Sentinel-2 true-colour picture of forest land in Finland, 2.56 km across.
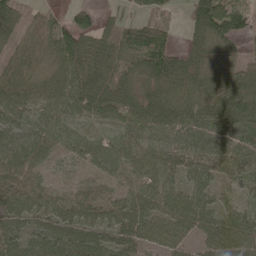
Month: May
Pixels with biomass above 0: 91%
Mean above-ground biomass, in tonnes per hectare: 71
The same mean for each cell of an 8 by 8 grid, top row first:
72 29 40 14 45 16 137 78
50 78 97 59 58 40 94 37
71 77 89 77 62 90 67 71
82 64 78 70 93 95 83 95
90 81 68 62 72 77 82 74
92 40 31 48 65 58 62 58
93 76 93 79 83 91 67 53
74 92 86 72 70 61 73 96
